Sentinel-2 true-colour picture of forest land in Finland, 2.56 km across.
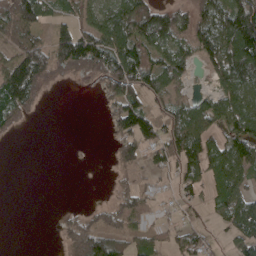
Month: April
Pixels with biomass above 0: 63%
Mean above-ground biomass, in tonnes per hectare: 56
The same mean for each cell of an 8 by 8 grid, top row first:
106 47 43 74 107 70 72 129
68 73 108 110 79 64 84 156
130 46 13 95 86 56 19 118
72 1 0 51 88 63 73 110
2 0 1 27 76 84 78 95
0 0 0 13 18 35 61 80
0 0 12 51 43 19 20 90
0 0 89 99 48 36 36 49
